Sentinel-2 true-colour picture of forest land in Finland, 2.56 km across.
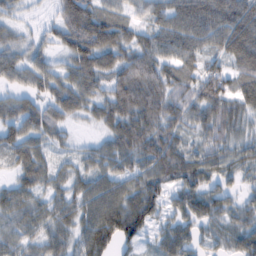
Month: February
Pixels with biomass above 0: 90%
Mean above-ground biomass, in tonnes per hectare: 62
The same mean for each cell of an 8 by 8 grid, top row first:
24 19 104 61 44 74 87 87
46 39 95 91 70 71 52 94
45 65 77 77 116 67 90 63
59 62 47 72 95 61 79 58
63 44 17 58 84 57 55 47
44 52 45 60 68 69 60 34
66 45 42 75 90 44 63 42
37 61 54 71 41 76 39 55
